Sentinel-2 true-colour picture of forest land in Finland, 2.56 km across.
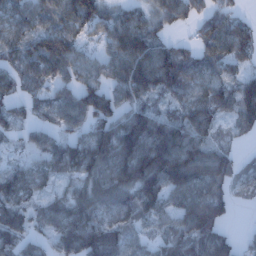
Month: January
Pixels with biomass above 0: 85%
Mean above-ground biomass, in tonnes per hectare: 85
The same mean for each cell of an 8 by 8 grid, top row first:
82 80 111 63 54 76 61 36
73 110 57 91 130 56 87 88
72 73 77 93 145 114 87 85
46 67 98 104 99 61 97 108
22 63 90 149 154 153 77 20
76 55 70 83 136 137 102 50
91 62 92 100 105 80 152 10
76 48 115 87 44 78 119 29
